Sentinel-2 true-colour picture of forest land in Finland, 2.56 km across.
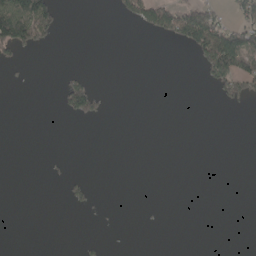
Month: May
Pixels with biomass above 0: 12%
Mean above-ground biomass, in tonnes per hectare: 20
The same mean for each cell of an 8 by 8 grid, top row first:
160 94 0 9 87 97 62 51
78 18 0 0 0 11 139 134
2 0 36 0 0 0 52 105
0 0 75 3 0 0 0 4
0 0 0 0 0 0 0 0
0 3 6 0 0 0 0 0
0 0 15 0 1 0 0 0
0 0 5 0 0 0 0 0
